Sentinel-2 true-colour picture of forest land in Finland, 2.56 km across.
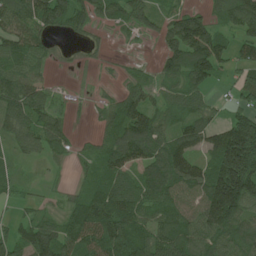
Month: June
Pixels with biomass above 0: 79%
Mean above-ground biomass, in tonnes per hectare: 75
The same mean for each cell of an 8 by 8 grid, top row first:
97 97 59 58 62 51 55 113
81 34 10 8 4 92 126 57
97 33 1 6 31 64 77 51
98 72 4 54 98 53 56 59
51 74 18 80 137 101 80 229
34 10 24 87 81 124 105 246
20 20 85 122 88 86 148 134
71 101 93 129 92 99 86 99
